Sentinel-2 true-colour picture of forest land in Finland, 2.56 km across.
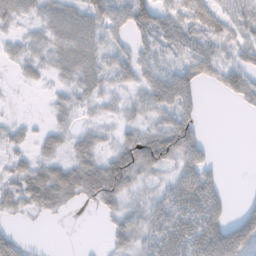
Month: November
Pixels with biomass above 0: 72%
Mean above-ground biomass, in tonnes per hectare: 39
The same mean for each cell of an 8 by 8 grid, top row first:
45 42 55 70 77 52 74 49
17 37 57 31 45 43 49 42
8 15 42 32 41 83 31 64
2 11 16 15 33 71 3 7
19 24 29 23 63 86 23 0
31 55 56 92 30 34 56 0
22 33 12 32 33 53 78 19
31 1 0 28 38 68 90 96
